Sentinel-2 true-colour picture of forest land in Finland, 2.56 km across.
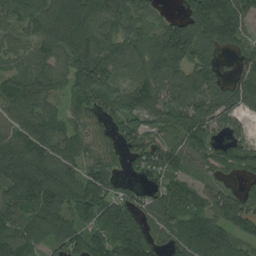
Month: August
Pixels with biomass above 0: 88%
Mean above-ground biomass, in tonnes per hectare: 100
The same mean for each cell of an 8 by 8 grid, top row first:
91 111 130 103 71 51 173 138
36 75 112 110 103 167 93 66
71 74 126 72 117 111 101 98
81 61 70 75 83 88 99 62
121 110 81 54 92 68 75 67
152 173 115 92 60 76 45 47
113 152 109 143 89 129 97 122
140 102 129 150 168 71 157 68
